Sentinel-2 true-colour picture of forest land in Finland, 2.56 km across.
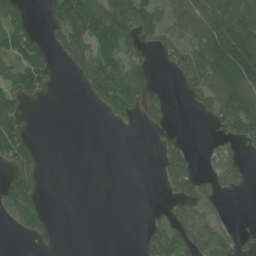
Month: June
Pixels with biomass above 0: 45%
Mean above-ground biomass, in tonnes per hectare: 51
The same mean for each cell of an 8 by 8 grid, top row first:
65 35 114 113 93 78 119 112
97 46 91 80 42 75 130 171
88 52 36 150 66 22 115 140
70 0 0 56 44 2 50 135
106 0 0 0 0 38 9 43
61 0 0 0 0 69 21 18
86 14 0 0 4 27 38 0
4 21 0 0 38 95 64 25
